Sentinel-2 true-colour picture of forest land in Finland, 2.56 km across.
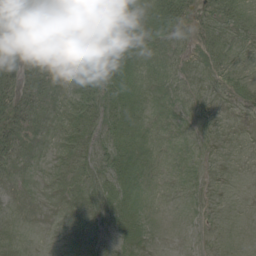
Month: August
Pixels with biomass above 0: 45%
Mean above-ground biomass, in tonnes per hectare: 7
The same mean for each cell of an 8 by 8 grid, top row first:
36 17 23 29 15 18 5 5
26 13 12 26 5 4 6 1
22 13 11 21 6 3 2 6
16 6 11 12 4 1 1 1
10 2 10 9 3 0 1 0
3 2 7 10 1 0 1 0
0 0 3 12 3 0 0 0
1 0 1 2 1 0 0 0
